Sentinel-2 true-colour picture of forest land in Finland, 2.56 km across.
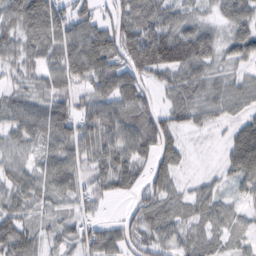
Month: February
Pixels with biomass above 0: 88%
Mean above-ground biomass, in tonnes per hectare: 57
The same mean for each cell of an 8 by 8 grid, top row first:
81 113 67 48 73 51 25 58
60 73 99 83 106 113 64 57
29 59 68 100 59 55 55 36
64 78 53 76 71 48 42 29
55 50 71 73 67 46 6 40
59 67 58 76 40 39 16 44
55 36 41 7 61 38 46 22
86 30 59 66 55 46 44 28
